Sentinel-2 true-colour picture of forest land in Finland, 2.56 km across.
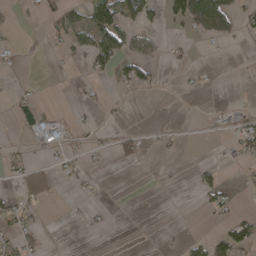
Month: April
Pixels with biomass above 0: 23%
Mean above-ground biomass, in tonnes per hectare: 22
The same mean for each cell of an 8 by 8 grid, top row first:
4 30 50 112 47 46 175 42
10 7 43 93 50 8 2 4
5 1 7 37 38 3 8 0
6 17 5 9 1 1 5 23
12 34 13 22 17 8 2 39
29 49 12 1 1 3 25 8
38 8 7 5 0 0 21 8
32 2 1 2 0 5 44 76
